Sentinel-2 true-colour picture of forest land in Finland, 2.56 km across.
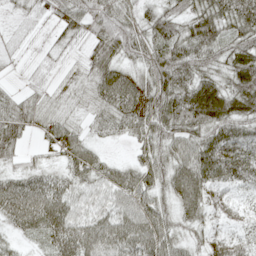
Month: May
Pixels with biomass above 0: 89%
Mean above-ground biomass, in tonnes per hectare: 54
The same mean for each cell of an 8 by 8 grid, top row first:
11 22 55 69 40 50 70 83
11 12 17 73 64 74 71 66
7 14 31 84 53 81 51 80
53 39 23 55 64 78 110 75
44 34 53 13 45 59 77 78
43 40 56 55 59 72 71 71
79 86 51 58 68 52 52 26
20 44 74 72 72 43 50 44
